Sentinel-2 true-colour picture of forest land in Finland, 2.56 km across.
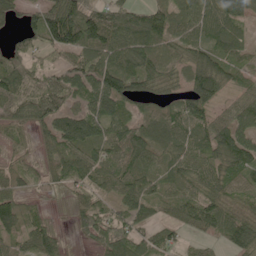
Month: June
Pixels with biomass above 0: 86%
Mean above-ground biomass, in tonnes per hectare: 76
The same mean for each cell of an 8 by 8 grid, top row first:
43 108 111 88 80 68 107 77
53 71 106 107 98 61 86 62
95 58 94 129 81 43 144 47
70 93 86 98 47 71 77 80
33 48 105 94 79 79 93 107
60 44 66 84 82 75 81 63
89 11 59 59 79 66 107 57
54 79 28 122 58 37 34 100
